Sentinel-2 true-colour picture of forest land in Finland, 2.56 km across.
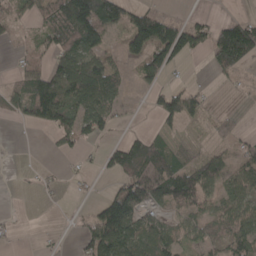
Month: April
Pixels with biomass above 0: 56%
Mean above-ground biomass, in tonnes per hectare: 58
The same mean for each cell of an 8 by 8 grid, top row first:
43 63 159 130 94 19 19 27
14 50 91 31 107 137 75 195
31 91 139 88 49 13 8 23
41 113 97 60 5 87 24 9
2 9 47 35 69 26 19 37
3 12 14 39 110 99 81 62
1 2 5 126 77 63 56 77
9 4 33 141 114 62 56 90
